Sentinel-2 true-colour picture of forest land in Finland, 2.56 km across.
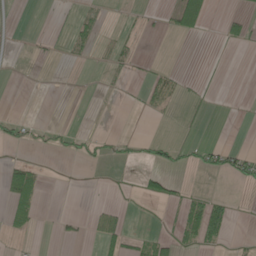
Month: May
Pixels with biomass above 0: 16%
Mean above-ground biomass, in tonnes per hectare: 10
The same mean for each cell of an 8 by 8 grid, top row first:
0 1 12 1 4 37 26 16
0 3 12 12 1 0 1 9
0 0 0 3 11 9 6 0
2 0 0 0 10 4 4 0
16 11 15 11 17 22 17 3
54 3 1 4 21 8 10 22
41 0 0 15 2 14 49 1
5 0 6 33 20 24 32 5
